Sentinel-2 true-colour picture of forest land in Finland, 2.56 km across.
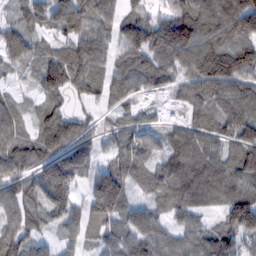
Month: February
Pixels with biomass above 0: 90%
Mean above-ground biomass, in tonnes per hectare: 84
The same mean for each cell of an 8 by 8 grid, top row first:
45 104 117 72 64 106 118 168
74 41 79 60 122 139 130 125
18 94 85 74 70 65 136 118
47 67 31 50 22 13 71 100
80 100 116 53 67 74 79 84
73 74 104 133 71 90 89 84
83 83 77 145 83 81 46 139
87 33 67 82 123 72 101 88
